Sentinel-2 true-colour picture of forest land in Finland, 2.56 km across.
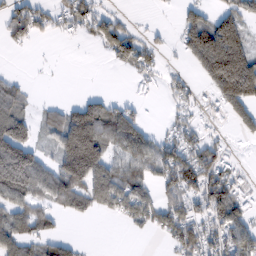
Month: February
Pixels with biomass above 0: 55%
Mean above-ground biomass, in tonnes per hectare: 65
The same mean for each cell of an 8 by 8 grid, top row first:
68 50 73 37 1 20 61 93
18 1 4 72 60 22 208 159
20 2 0 0 30 25 86 257
68 31 91 72 13 26 20 83
160 32 198 71 69 62 46 10
210 89 154 105 51 90 88 25
74 50 53 61 82 72 80 67
79 62 12 0 5 75 74 102
